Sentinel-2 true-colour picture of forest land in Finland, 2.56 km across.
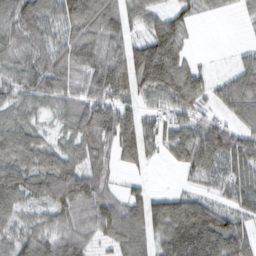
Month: February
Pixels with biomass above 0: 86%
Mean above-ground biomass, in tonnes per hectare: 76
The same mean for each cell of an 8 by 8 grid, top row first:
113 69 139 98 71 56 17 16
87 84 96 69 101 95 1 16
81 100 63 121 107 125 45 69
65 41 90 90 70 64 36 69
101 58 79 78 108 76 96 79
110 94 90 36 36 8 50 75
70 60 64 76 107 118 85 55
72 75 68 57 86 114 122 100
